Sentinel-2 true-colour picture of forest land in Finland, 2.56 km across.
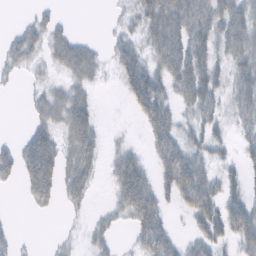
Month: February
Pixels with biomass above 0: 59%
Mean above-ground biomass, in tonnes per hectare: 33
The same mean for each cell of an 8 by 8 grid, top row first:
2 19 0 6 41 57 53 47
35 34 35 22 29 54 37 53
10 15 34 6 64 53 51 41
0 37 52 0 46 28 38 38
21 53 59 9 14 51 42 19
34 70 55 29 40 75 41 21
1 23 16 20 66 20 68 48
13 3 11 18 50 28 44 41
